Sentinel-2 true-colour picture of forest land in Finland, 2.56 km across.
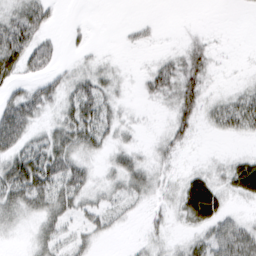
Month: March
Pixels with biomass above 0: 59%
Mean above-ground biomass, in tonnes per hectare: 23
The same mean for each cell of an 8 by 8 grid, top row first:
31 27 1 0 2 0 0 1
55 27 8 1 8 6 24 0
26 27 26 16 15 44 21 3
51 17 47 20 3 37 21 52
40 42 41 20 7 23 1 3
62 64 35 20 30 11 24 43
39 39 26 18 10 19 49 7
4 28 16 6 10 8 35 43
